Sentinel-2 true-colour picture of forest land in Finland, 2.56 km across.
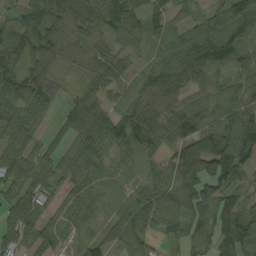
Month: September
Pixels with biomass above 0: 89%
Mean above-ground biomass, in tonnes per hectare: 71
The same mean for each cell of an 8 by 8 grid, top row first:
45 119 71 86 73 54 59 107
82 63 28 45 35 77 110 99
98 60 18 68 52 77 60 54
84 41 54 63 72 58 80 85
78 34 51 70 67 78 135 124
99 72 53 44 52 91 109 65
97 46 62 56 109 98 85 75
75 48 44 48 60 50 74 100
